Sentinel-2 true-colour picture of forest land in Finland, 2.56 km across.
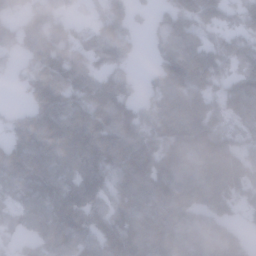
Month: January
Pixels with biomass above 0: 83%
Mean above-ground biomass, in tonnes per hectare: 120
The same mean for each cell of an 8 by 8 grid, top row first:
76 109 19 115 26 124 134 103
80 122 72 130 21 136 115 111
45 153 105 120 37 170 141 112
55 168 158 186 110 158 129 111
130 137 149 169 176 200 194 92
111 125 120 150 164 153 154 148
46 120 171 125 118 161 125 86
35 135 115 152 151 129 122 88
